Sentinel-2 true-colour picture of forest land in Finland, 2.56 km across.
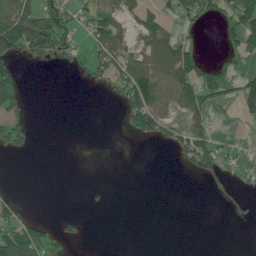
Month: July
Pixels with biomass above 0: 31%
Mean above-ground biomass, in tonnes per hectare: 34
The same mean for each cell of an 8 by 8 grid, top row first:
83 83 39 68 52 39 33 68
95 90 20 109 52 63 1 40
37 0 8 61 147 105 51 42
45 0 0 1 136 47 49 36
47 0 0 0 13 59 64 9
0 0 0 0 0 1 40 7
28 0 1 2 0 0 0 20
89 53 17 0 0 0 0 0
